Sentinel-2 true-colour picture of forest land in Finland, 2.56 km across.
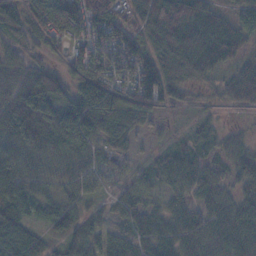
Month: November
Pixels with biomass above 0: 90%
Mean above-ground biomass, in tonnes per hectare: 67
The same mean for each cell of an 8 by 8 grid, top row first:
78 132 123 88 78 102 63 55
48 51 76 97 67 92 85 49
73 81 101 84 112 64 36 64
106 102 141 113 88 24 20 25
82 87 82 64 17 32 44 37
82 54 57 30 38 64 52 76
70 49 44 34 48 38 44 78
90 42 68 54 49 51 59 76
